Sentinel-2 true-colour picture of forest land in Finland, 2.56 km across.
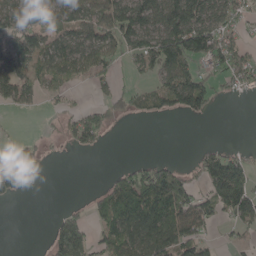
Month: May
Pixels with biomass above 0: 56%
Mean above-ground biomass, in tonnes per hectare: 67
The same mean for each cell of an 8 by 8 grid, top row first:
97 92 90 115 130 150 116 58
124 96 102 72 110 157 121 63
119 76 36 41 29 117 60 54
17 10 47 38 44 64 42 0
29 12 47 3 0 0 15 11
77 3 0 33 111 83 105 126
0 0 21 127 161 127 66 100
0 39 118 104 120 125 42 18
